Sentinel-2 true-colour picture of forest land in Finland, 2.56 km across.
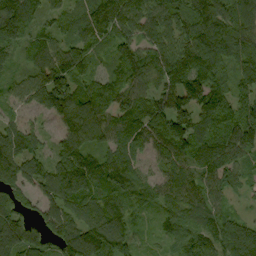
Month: September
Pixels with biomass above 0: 94%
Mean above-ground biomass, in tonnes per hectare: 96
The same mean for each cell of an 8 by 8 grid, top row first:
126 70 72 125 102 101 151 143
64 84 80 64 97 116 129 126
51 132 97 80 107 123 133 92
40 78 135 117 106 130 116 89
108 44 114 82 78 108 96 107
104 105 145 103 59 94 88 53
81 80 110 101 41 95 102 19
69 63 120 150 22 66 93 166
